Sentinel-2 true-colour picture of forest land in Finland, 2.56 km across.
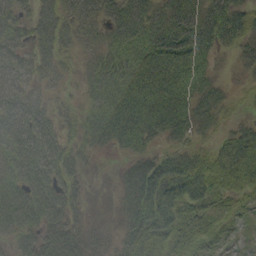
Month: September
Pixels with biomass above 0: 86%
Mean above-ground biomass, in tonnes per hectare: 44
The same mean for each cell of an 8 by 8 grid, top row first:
45 54 52 52 67 66 55 48
46 46 28 50 45 58 42 34
47 26 20 64 54 47 30 11
52 34 30 64 65 58 38 7
63 58 35 39 39 33 23 69
45 57 26 7 67 69 50 43
79 71 28 15 71 57 34 13
51 54 43 15 52 39 26 3
